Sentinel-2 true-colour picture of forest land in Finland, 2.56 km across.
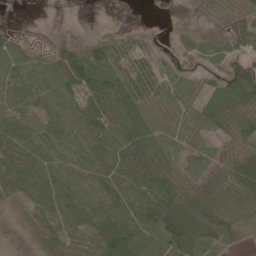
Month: May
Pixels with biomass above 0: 83%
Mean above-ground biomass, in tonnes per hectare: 53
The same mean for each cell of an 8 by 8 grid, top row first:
0 0 0 0 2 20 25 51
42 19 43 75 39 36 39 43
48 64 86 65 77 40 46 100
40 59 79 68 59 39 66 77
74 56 59 64 72 25 18 48
82 55 57 71 67 44 33 84
25 74 90 71 77 94 92 60
1 53 62 86 60 93 84 33
